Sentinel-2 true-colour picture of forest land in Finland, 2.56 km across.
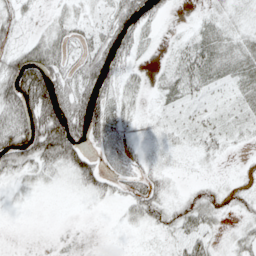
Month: May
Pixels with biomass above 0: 63%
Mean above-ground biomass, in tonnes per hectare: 28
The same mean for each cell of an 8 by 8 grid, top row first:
23 8 18 34 48 4 11 15
26 52 29 63 24 13 32 25
76 86 51 37 12 26 27 22
58 96 72 41 7 10 13 14
79 91 53 45 8 10 18 8
28 21 40 30 31 8 7 6
4 0 2 5 41 28 37 16
0 0 0 0 4 22 29 24
